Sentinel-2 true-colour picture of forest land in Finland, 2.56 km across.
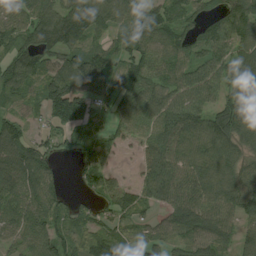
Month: August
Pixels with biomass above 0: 86%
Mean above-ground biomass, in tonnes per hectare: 86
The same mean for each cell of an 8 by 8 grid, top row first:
92 110 130 110 93 85 55 121
75 87 94 62 93 83 71 88
101 103 110 58 91 82 89 92
61 94 119 47 92 106 82 129
103 64 46 51 66 99 114 99
111 99 43 52 63 96 125 109
105 97 54 70 61 95 94 82
63 99 67 83 66 72 105 63
